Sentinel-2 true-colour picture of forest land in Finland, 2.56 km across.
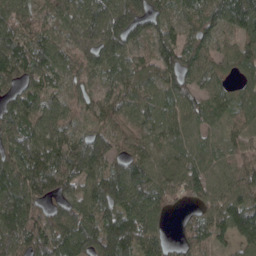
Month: April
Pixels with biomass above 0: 92%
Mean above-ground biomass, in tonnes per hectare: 92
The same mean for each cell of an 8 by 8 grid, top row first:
115 66 102 144 114 58 82 125
109 92 97 120 62 115 59 66
86 82 64 72 66 89 59 39
98 95 57 84 67 71 65 56
124 100 108 81 65 75 45 72
121 136 109 111 106 92 92 102
131 70 104 114 149 37 84 124
108 119 129 184 131 36 75 80
